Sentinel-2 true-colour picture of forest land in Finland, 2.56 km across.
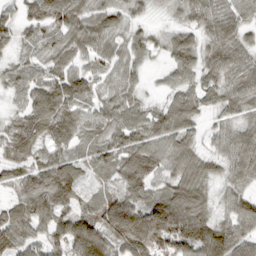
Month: March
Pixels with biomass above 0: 93%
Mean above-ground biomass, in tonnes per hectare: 73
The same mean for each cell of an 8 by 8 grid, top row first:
61 85 80 67 30 34 74 53
51 58 65 62 47 67 64 66
44 69 78 44 20 46 63 70
32 100 73 67 45 89 47 63
81 73 50 75 85 87 35 80
65 91 65 48 92 72 58 73
74 99 71 113 106 123 58 80
103 69 144 123 158 127 120 78
